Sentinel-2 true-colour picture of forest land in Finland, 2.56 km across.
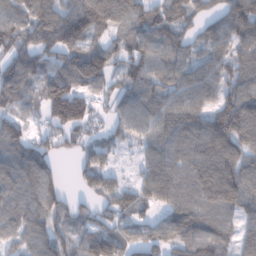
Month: January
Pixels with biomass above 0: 86%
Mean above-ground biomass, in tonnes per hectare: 86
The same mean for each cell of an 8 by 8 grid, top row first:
92 110 130 110 93 85 55 121
75 87 94 62 93 83 71 88
101 103 110 58 91 82 89 92
61 94 119 47 92 106 82 129
103 64 46 51 66 99 114 99
111 99 43 52 63 96 125 109
105 97 54 70 61 95 94 82
63 99 67 83 66 72 105 63
